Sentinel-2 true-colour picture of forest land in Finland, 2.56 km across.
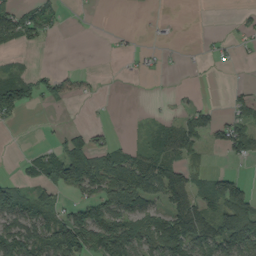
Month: September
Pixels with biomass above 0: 44%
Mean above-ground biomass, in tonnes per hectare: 44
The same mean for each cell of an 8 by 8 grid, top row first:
80 56 0 0 1 0 0 7
23 5 0 2 4 1 5 7
76 40 22 0 2 0 1 3
51 2 0 1 4 15 34 37
0 12 47 43 23 68 24 61
14 62 107 100 111 65 42 30
89 47 53 99 73 73 68 141
110 79 121 137 91 121 86 132
